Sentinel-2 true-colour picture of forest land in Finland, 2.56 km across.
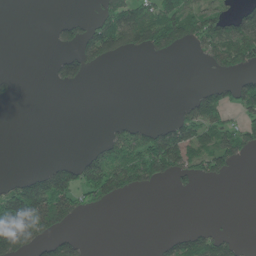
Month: June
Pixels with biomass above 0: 33%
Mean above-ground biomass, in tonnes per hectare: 56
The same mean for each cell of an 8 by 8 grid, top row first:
0 0 14 99 99 123 87 56
0 5 80 102 94 80 68 119
17 10 53 0 0 0 8 47
0 0 0 0 0 24 91 62
0 0 1 75 125 140 85 109
19 103 122 158 114 81 66 4
247 202 79 20 0 0 0 0
237 89 34 0 0 51 78 18
